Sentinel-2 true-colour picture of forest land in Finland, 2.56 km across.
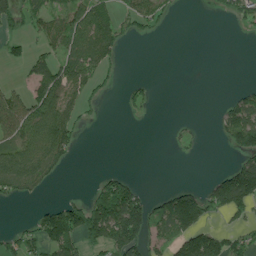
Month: July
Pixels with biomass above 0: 40%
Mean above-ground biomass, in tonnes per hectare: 55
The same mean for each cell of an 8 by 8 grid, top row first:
57 67 83 65 97 16 7 64
20 42 110 68 0 0 0 0
6 88 90 24 11 0 0 1
97 116 52 0 21 0 2 92
82 154 25 0 0 12 2 98
128 61 0 38 2 0 10 133
4 42 112 161 111 164 79 80
49 114 108 124 96 87 118 53
